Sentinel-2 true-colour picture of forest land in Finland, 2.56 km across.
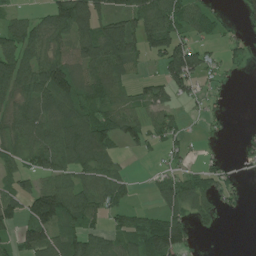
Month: July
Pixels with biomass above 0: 66%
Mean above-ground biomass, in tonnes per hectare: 65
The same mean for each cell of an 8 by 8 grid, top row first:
33 57 139 99 110 86 51 25
96 53 96 146 83 107 32 24
82 100 74 70 33 117 33 4
71 75 82 67 62 37 30 0
74 89 118 67 47 38 13 16
58 76 78 78 4 53 59 21
72 157 101 69 22 78 55 17
54 94 88 55 104 117 2 0
